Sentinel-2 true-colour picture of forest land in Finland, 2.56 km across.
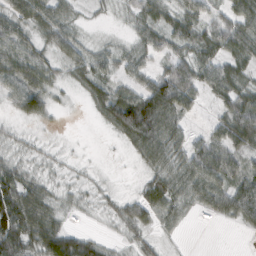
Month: February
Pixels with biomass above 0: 78%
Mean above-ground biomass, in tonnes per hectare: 45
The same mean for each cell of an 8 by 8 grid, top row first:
59 60 16 9 40 32 41 60
63 43 44 25 38 37 56 65
69 52 38 42 43 95 53 53
35 36 2 86 146 76 11 84
17 8 1 5 82 51 55 65
60 15 8 4 23 59 74 51
115 41 11 18 55 43 31 69
112 90 67 8 26 6 0 1
